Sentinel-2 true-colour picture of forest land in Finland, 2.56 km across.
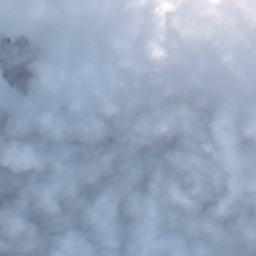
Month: January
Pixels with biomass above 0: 53%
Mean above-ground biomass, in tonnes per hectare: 75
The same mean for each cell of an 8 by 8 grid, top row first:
0 0 0 0 0 0 0 0
106 33 0 0 2 0 0 0
127 36 1 1 42 11 6 0
57 11 22 47 113 126 96 1
110 100 144 236 179 178 179 141
110 81 102 135 183 164 199 70
134 107 127 99 158 145 159 93
104 106 121 96 64 37 43 64
